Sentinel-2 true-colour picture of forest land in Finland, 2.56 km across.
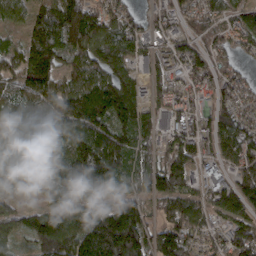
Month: March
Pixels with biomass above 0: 91%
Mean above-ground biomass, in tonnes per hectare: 120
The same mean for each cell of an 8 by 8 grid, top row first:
86 187 183 122 65 78 113 74
84 190 136 149 60 94 95 63
116 145 111 138 59 76 99 74
80 119 196 164 85 74 75 111
76 132 178 177 91 102 99 150
122 153 245 188 115 125 32 107
59 113 175 148 100 116 97 108
59 172 183 248 153 158 81 126
